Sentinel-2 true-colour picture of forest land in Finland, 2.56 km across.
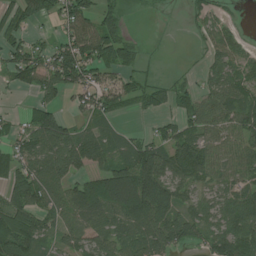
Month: July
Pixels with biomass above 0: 72%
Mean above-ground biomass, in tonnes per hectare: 63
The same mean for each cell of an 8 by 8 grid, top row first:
67 50 92 53 6 3 41 9
58 45 101 104 16 1 30 35
43 79 80 59 37 23 36 63
10 74 35 63 35 55 62 79
51 97 96 57 57 85 63 70
76 81 61 118 148 72 58 57
110 63 94 71 143 73 54 74
97 41 56 73 91 64 55 91
